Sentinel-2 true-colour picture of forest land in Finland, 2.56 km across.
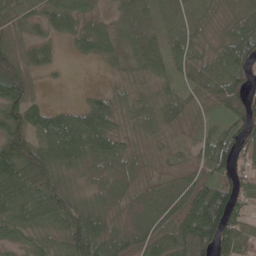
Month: May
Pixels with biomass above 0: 90%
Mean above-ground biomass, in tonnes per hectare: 68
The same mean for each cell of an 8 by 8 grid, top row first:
56 72 83 31 44 45 34 50
63 45 39 58 64 54 39 104
125 8 0 17 40 42 68 87
99 60 54 62 67 87 40 96
107 86 93 70 28 54 83 84
79 98 46 73 45 47 69 64
73 95 80 62 77 63 144 54
46 63 120 114 91 98 117 66
